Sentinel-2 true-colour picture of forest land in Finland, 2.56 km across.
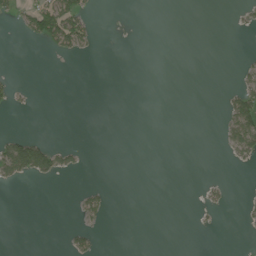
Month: July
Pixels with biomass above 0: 10%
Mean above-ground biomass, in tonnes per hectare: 9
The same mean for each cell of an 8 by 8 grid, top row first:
15 88 51 0 0 0 0 7
0 17 32 0 0 0 0 1
7 0 0 0 0 0 0 15
4 0 0 0 0 0 0 63
65 32 5 0 0 0 0 56
35 33 4 0 0 0 2 0
0 0 19 7 0 0 10 3
0 0 21 0 0 0 0 0
